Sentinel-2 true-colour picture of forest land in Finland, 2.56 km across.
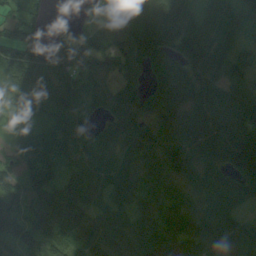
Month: August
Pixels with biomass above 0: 91%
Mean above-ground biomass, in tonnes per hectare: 79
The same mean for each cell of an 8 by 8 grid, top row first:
62 28 10 71 104 128 71 81
104 70 72 75 89 93 106 43
103 76 72 54 43 102 91 45
57 72 57 71 69 103 90 103
51 110 82 76 94 96 98 110
86 96 78 74 70 81 77 89
86 77 76 63 55 82 89 72
78 96 74 76 76 86 113 92
